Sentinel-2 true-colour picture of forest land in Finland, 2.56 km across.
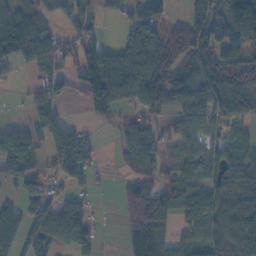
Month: November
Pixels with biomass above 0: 68%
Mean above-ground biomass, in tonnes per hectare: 67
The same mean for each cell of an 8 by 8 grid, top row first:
73 51 41 23 76 19 127 172
96 85 83 49 132 106 112 104
10 62 100 157 141 73 81 92
1 52 7 54 46 56 68 59
72 44 78 9 77 52 52 54
47 47 71 6 65 51 50 79
41 79 66 0 78 75 73 73
65 79 59 1 105 63 69 75
